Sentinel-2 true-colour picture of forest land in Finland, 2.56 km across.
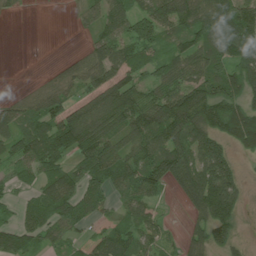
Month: July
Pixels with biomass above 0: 76%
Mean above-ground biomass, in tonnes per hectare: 88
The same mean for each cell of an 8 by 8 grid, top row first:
10 0 29 80 102 155 115 126
0 0 12 113 96 65 108 126
0 20 67 114 78 99 143 111
66 102 106 165 128 177 180 129
98 143 132 102 109 126 128 80
62 81 82 94 109 116 156 68
31 91 90 41 69 7 148 65
104 60 42 100 74 28 96 49
